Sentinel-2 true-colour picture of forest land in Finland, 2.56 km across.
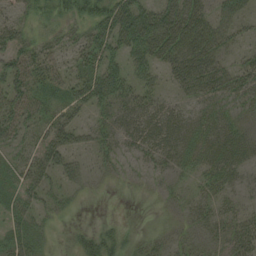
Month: August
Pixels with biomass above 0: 69%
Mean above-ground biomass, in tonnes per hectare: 28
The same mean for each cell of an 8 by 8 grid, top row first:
18 18 27 59 56 50 37 33
40 28 30 49 52 41 43 17
45 33 36 44 22 24 42 33
51 30 28 23 38 26 20 14
22 45 24 19 31 32 35 29
22 30 25 11 8 12 27 16
34 25 4 0 0 12 22 18
33 13 18 23 10 13 21 38
